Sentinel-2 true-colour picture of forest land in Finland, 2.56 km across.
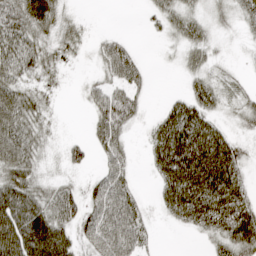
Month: April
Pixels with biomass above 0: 74%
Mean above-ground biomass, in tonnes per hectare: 45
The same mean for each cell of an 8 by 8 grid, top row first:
76 60 11 0 10 44 25 30
71 38 22 44 3 17 31 7
50 25 8 42 23 3 36 13
79 23 4 76 15 58 44 29
83 19 21 52 20 105 95 32
67 19 14 56 5 104 106 47
97 63 53 79 28 65 88 72
118 103 40 75 35 0 23 73
